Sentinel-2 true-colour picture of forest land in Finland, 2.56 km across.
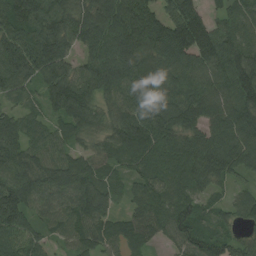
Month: August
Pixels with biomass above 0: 94%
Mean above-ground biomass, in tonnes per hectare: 99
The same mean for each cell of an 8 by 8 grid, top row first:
143 135 94 129 116 159 66 68
142 131 67 119 122 143 134 113
107 102 111 124 120 99 114 147
54 60 123 69 113 118 106 120
107 91 50 78 118 97 118 124
109 107 115 58 78 92 109 48
150 72 102 51 104 93 39 72
100 49 81 80 80 88 85 53
